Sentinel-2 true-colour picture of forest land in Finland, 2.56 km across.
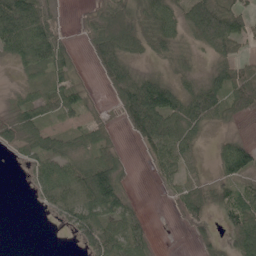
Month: May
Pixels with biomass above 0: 70%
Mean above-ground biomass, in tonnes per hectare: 49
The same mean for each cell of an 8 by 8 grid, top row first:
155 66 15 59 52 51 109 54
79 92 9 96 42 39 48 29
9 53 17 69 60 32 44 58
40 52 42 14 135 77 76 30
44 41 31 26 42 71 9 47
4 91 90 91 1 41 20 65
0 35 94 80 10 29 47 73
0 0 39 76 43 0 23 73
